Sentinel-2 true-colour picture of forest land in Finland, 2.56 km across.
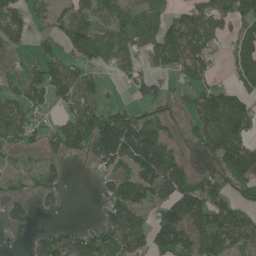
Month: June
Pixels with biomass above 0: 66%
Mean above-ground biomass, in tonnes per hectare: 76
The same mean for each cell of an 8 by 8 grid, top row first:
63 32 66 87 92 47 93 99
59 37 108 98 78 121 68 110
76 108 95 16 76 36 58 92
85 46 88 80 52 35 115 136
68 52 64 189 156 33 81 124
47 51 0 60 120 96 43 125
38 19 0 64 71 127 110 70
3 71 77 78 71 123 94 82
